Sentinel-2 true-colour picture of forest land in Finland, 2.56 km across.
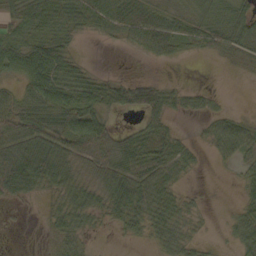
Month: October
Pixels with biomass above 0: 68%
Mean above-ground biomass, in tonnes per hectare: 34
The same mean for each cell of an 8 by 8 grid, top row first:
38 55 52 62 61 32 34 51
44 54 7 5 38 32 38 36
33 73 40 27 20 4 0 1
60 71 61 35 60 19 17 8
68 65 58 45 49 32 17 46
75 52 22 57 63 30 1 18
6 14 40 41 47 28 4 19
0 8 20 3 15 36 7 33
